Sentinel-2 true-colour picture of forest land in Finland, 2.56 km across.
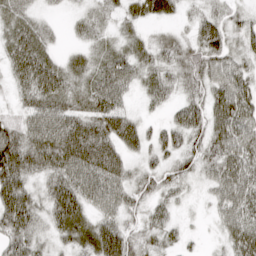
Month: April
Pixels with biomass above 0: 92%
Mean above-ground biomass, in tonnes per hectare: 52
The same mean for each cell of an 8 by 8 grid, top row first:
53 16 24 27 35 21 41 31
70 38 23 39 38 54 71 39
49 83 47 83 44 48 59 58
28 68 59 79 19 40 62 69
82 87 125 75 41 52 60 68
89 54 75 73 40 45 35 64
98 57 65 49 34 26 17 64
59 29 50 88 33 27 8 72
